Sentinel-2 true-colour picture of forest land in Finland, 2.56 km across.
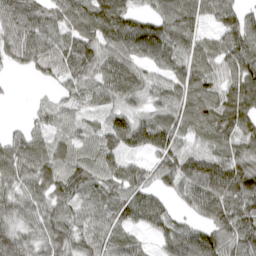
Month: April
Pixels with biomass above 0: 88%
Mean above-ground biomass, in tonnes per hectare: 85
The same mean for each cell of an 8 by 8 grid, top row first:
110 87 88 112 56 119 77 79
107 87 99 84 106 102 76 116
7 39 81 87 62 83 80 125
0 58 48 63 52 83 78 132
60 60 67 88 104 93 60 89
77 87 91 90 73 116 150 139
72 73 87 91 126 44 116 118
83 79 67 81 26 108 116 113
